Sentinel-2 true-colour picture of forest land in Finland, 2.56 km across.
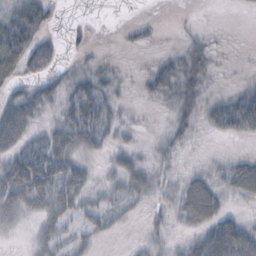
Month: October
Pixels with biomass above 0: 59%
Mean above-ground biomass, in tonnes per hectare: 23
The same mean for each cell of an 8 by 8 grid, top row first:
31 27 1 0 2 0 0 1
55 27 8 1 8 6 24 0
26 27 26 16 15 44 21 3
51 17 47 20 3 37 21 52
40 42 41 20 7 23 1 3
62 64 35 20 30 11 24 43
39 39 26 18 10 19 49 7
4 28 16 6 10 8 35 43
